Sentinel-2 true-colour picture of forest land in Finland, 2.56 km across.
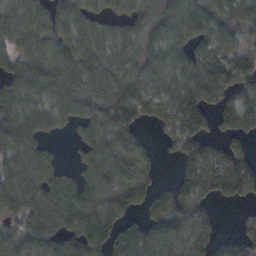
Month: October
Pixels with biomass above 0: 83%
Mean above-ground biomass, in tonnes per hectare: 116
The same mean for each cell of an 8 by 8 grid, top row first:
93 97 109 63 111 122 149 137
84 106 137 96 122 104 130 114
126 132 132 128 128 115 178 147
126 106 110 208 131 160 128 183
121 44 54 95 44 77 95 59
132 89 71 117 93 52 166 184
105 137 158 123 100 243 84 28
95 112 126 118 124 129 113 105
